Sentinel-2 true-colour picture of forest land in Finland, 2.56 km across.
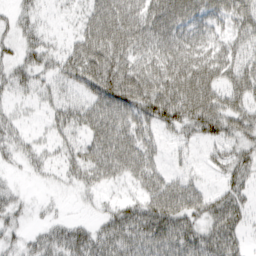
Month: March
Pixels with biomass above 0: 76%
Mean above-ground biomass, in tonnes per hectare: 48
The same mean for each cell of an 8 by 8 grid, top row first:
24 11 27 86 63 66 51 56
25 31 57 84 47 66 54 46
41 33 67 101 66 71 68 65
14 24 52 79 65 80 90 61
31 19 44 79 46 21 34 48
8 13 41 45 49 25 13 47
24 7 7 32 58 66 51 52
23 43 62 69 69 72 74 41
